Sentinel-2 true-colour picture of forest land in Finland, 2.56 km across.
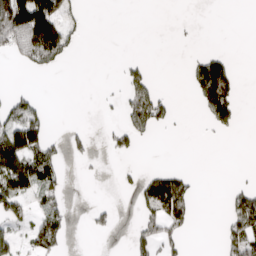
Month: April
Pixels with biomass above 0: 26%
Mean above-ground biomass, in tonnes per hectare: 40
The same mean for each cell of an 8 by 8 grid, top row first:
189 157 24 0 0 2 0 0
81 164 12 0 0 3 12 0
0 0 0 4 57 0 160 25
84 22 0 6 139 21 64 26
126 72 22 41 11 0 2 0
124 74 4 2 35 57 0 4
75 63 1 28 51 111 0 85
44 87 0 1 59 49 0 90
